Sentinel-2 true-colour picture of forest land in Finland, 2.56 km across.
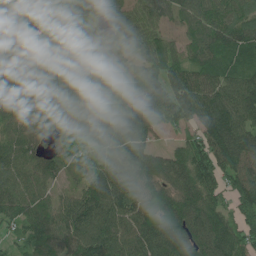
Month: June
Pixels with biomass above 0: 92%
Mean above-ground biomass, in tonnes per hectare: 105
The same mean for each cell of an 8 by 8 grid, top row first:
75 71 101 86 97 80 122 116
83 58 70 73 93 73 127 115
119 87 113 71 87 105 108 108
82 75 94 107 128 140 128 136
88 51 88 118 93 89 148 153
102 82 55 117 130 108 130 131
97 89 148 141 130 138 130 81
53 111 136 135 138 148 140 100
